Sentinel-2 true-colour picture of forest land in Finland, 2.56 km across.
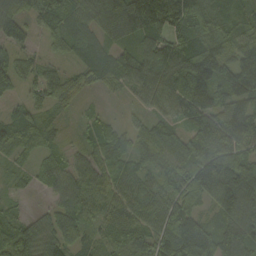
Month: September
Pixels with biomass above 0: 91%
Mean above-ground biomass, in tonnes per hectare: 86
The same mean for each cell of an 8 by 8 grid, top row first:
99 81 93 135 168 72 86 47
78 31 70 81 75 89 92 76
67 83 53 58 87 87 123 128
57 47 22 12 36 67 113 106
94 50 30 79 69 86 160 132
24 57 76 81 56 82 206 160
25 38 98 69 81 114 67 202
107 87 62 66 91 175 120 125
